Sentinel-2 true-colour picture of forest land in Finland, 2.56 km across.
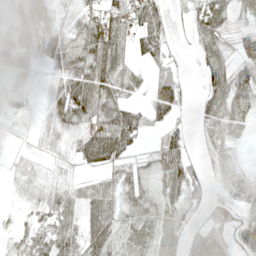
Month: May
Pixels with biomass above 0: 78%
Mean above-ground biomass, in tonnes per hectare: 41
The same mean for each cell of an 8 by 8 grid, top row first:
58 52 46 52 56 16 71 35
83 55 53 68 37 16 45 42
36 24 64 55 23 50 42 55
26 35 65 47 30 35 49 42
8 23 42 73 16 39 21 11
19 16 22 39 31 52 22 21
10 36 53 45 39 32 40 40
23 50 53 46 35 43 93 48
